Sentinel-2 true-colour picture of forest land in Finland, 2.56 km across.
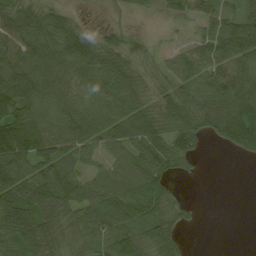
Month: August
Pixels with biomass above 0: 81%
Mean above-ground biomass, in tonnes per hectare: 69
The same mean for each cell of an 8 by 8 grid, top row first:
85 74 19 10 9 32 52 68
85 94 97 55 21 22 67 99
112 95 71 82 41 62 78 100
115 74 83 78 75 81 99 145
142 93 75 65 88 77 27 99
110 90 54 67 81 39 1 0
126 99 75 92 84 48 0 0
99 87 60 98 90 63 0 0
